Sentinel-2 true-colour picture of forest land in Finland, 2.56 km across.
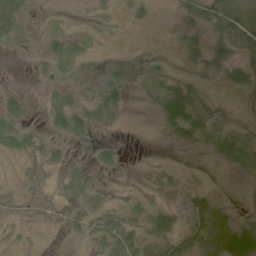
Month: June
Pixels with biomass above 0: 49%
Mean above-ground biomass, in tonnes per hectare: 16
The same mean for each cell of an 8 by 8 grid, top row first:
39 6 1 8 8 8 27 23
8 25 21 1 2 8 25 16
2 10 15 22 11 18 6 14
30 27 45 28 2 45 22 3
22 20 11 11 0 9 13 31
6 16 7 7 3 10 1 4
19 26 13 7 22 24 26 3
6 1 10 31 23 34 22 55
